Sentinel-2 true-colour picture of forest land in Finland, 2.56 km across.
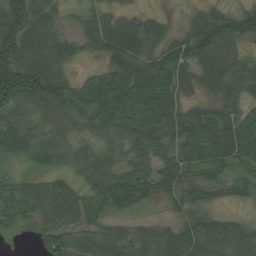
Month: August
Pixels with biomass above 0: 89%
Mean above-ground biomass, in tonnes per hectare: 58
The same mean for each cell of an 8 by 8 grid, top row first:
96 41 23 34 30 7 41 76
97 54 34 74 53 69 88 32
144 99 27 57 69 62 31 51
73 65 48 61 60 68 57 54
71 66 28 36 67 66 90 83
35 42 45 76 61 71 45 37
55 51 60 56 27 32 45 24
5 71 66 81 60 75 77 103
